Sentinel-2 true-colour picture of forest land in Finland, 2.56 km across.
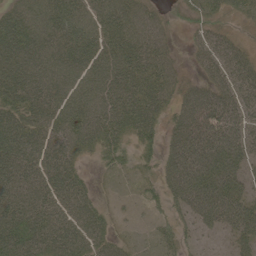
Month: May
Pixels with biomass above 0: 85%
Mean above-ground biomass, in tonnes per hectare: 53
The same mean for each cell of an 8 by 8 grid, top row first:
55 62 60 68 51 15 42 29
71 67 66 60 62 15 51 35
71 65 61 64 57 40 46 60
59 62 64 61 63 45 84 57
79 62 50 43 29 59 87 64
69 71 33 13 15 73 93 52
65 59 52 13 10 33 87 67
81 72 69 39 7 26 10 39
